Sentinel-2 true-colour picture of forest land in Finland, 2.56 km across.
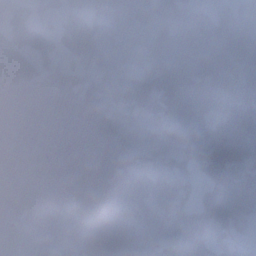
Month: December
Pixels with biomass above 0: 74%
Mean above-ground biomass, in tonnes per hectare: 78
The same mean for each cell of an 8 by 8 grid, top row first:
74 33 69 84 73 46 77 73
128 56 118 32 44 61 131 210
117 81 103 112 99 73 113 97
0 0 54 77 79 193 98 113
0 0 0 23 38 83 133 107
0 94 3 78 58 47 77 90
57 173 98 142 63 51 122 66
84 141 101 120 79 66 76 29
